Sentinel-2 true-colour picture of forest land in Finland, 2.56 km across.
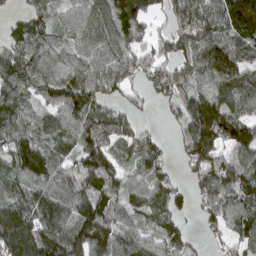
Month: March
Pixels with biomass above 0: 86%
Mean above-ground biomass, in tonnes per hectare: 100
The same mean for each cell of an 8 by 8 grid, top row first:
36 54 106 155 94 87 135 177
91 91 102 134 77 80 128 105
106 96 121 108 66 81 89 104
78 63 130 83 20 55 172 86
118 73 100 97 56 45 179 153
82 97 162 88 75 28 96 109
122 124 130 103 75 68 66 108
174 151 171 149 83 97 26 67
